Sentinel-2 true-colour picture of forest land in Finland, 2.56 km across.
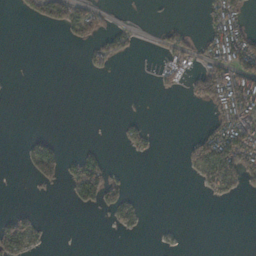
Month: November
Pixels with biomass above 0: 25%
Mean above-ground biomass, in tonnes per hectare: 26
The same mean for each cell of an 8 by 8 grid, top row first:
4 48 74 12 1 1 31 75
0 0 12 47 2 44 52 116
0 0 0 2 1 25 112 101
0 0 0 0 2 0 23 94
0 38 7 1 30 1 86 139
0 61 94 34 0 0 65 78
7 0 18 43 13 0 0 0
74 9 0 0 1 3 0 0
